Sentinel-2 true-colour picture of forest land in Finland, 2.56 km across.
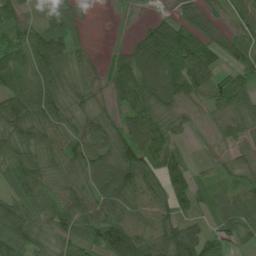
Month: July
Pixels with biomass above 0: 88%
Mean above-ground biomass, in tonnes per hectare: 59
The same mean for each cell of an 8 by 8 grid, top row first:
48 23 12 1 4 34 50 69
64 93 22 7 91 133 66 67
70 62 46 52 92 92 74 57
75 75 44 32 76 33 17 48
61 51 61 61 90 39 13 36
71 45 49 78 79 76 24 35
74 51 67 58 62 62 34 70
95 45 73 129 109 127 71 49
